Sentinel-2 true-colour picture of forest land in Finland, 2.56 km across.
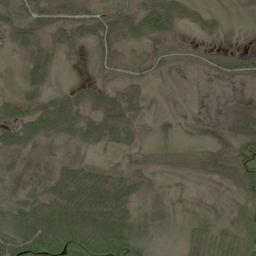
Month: May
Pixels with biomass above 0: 71%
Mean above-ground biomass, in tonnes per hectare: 30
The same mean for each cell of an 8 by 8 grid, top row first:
27 25 31 27 59 39 18 5
17 29 16 23 18 14 8 5
16 30 5 15 16 7 13 26
40 53 32 40 13 2 7 26
31 14 22 23 7 2 7 38
20 21 43 28 18 10 19 37
42 60 74 71 25 19 25 32
87 105 119 113 51 14 39 33
